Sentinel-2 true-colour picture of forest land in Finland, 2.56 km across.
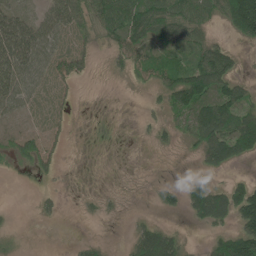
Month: June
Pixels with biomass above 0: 56%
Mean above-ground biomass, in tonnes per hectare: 48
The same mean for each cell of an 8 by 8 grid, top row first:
77 67 72 115 128 104 59 159
127 67 34 45 68 72 74 20
92 42 27 6 32 91 128 55
40 21 2 0 10 51 97 102
39 32 0 0 3 21 108 117
4 13 0 0 1 1 31 17
3 12 7 7 2 27 126 124
8 0 9 3 86 52 27 139
